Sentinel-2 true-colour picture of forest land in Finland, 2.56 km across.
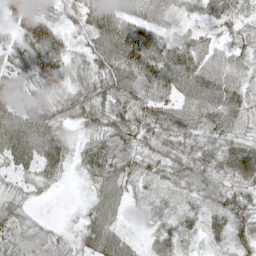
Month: May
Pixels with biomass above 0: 93%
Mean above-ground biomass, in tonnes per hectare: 55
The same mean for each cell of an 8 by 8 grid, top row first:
52 43 48 93 66 43 52 45
38 83 36 107 101 77 42 48
59 49 41 77 92 87 79 52
76 54 60 64 62 60 71 66
107 86 30 58 43 40 51 58
34 38 26 74 39 41 53 51
44 2 18 72 21 28 38 60
46 43 46 86 27 54 28 40
